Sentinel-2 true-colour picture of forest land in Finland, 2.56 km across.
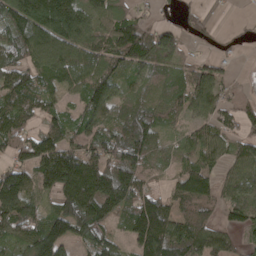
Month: April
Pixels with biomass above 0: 82%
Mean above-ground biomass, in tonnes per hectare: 96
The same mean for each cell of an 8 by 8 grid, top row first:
139 183 111 92 40 29 30 4
113 141 129 132 165 86 13 15
99 73 102 101 62 54 89 11
105 65 79 87 83 58 63 55
84 120 104 102 112 38 83 66
115 170 223 197 90 64 81 84
173 65 200 137 153 84 70 91
75 168 69 65 175 142 105 43
